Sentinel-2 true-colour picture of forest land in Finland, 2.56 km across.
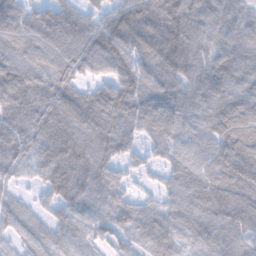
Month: February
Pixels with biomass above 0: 92%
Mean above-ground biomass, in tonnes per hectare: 86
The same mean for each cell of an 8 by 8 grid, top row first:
105 93 76 76 120 118 80 74
91 106 109 117 99 127 70 95
117 94 72 84 92 91 91 81
105 83 121 118 104 112 88 76
106 79 88 107 55 72 75 117
49 67 78 74 34 67 85 114
48 38 73 76 59 72 90 107
53 63 78 63 66 76 87 89
